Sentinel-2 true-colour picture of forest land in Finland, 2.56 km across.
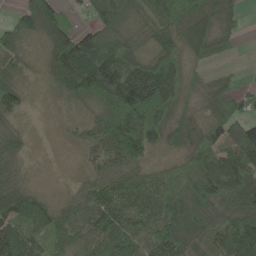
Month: May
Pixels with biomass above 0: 84%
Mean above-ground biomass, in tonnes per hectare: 92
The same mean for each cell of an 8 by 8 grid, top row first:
64 112 26 113 53 169 92 27
68 62 166 109 38 87 67 13
55 36 189 210 166 141 41 21
58 2 22 185 230 92 78 75
52 0 39 140 146 56 89 154
44 0 21 79 81 97 150 121
95 61 78 138 113 160 110 110
118 70 82 150 106 151 77 149
